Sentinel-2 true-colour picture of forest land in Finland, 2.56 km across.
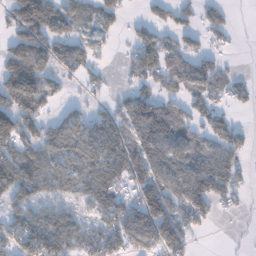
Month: January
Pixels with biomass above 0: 67%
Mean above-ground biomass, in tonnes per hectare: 72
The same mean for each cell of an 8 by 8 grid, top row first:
97 125 60 45 24 53 40 1
81 97 66 20 97 56 36 4
112 67 46 14 73 80 78 33
142 40 40 48 109 62 69 17
105 83 78 93 94 87 58 50
122 88 72 100 93 97 129 57
72 69 46 96 134 86 71 19
111 153 99 115 102 112 3 5
